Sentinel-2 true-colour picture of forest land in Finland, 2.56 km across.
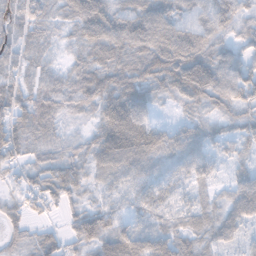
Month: November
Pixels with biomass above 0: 92%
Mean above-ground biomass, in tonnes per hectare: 54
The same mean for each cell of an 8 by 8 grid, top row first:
56 50 72 61 68 53 49 45
53 33 40 67 68 91 54 33
47 47 68 78 72 85 86 66
66 69 37 78 60 17 41 48
71 42 29 100 91 60 43 36
29 61 38 54 54 43 39 38
33 32 36 44 51 49 41 75
34 41 55 83 65 60 46 33
